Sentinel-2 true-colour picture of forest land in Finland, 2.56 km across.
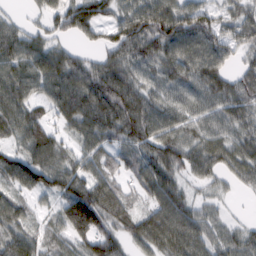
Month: February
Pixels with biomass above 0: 88%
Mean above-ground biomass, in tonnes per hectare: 71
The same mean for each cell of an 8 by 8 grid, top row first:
16 46 95 49 90 99 66 48
85 66 33 72 77 87 98 46
93 93 94 104 58 69 84 58
86 47 98 105 94 61 60 58
48 102 45 52 77 73 70 60
84 88 77 66 77 53 53 49
70 31 154 86 49 91 32 2
83 64 71 82 78 96 65 45
